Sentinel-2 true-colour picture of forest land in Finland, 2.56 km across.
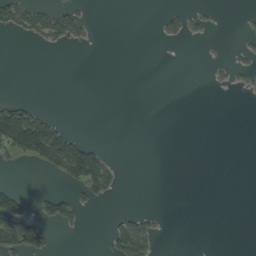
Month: September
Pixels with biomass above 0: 14%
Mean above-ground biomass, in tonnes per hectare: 19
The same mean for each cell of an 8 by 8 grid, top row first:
65 68 35 0 0 24 13 4
0 11 4 0 0 1 1 7
0 0 0 0 0 0 6 9
103 16 0 0 0 0 0 0
123 145 53 1 0 0 0 0
0 12 82 44 0 0 0 0
58 44 31 2 8 0 0 0
66 29 1 50 77 0 0 0
